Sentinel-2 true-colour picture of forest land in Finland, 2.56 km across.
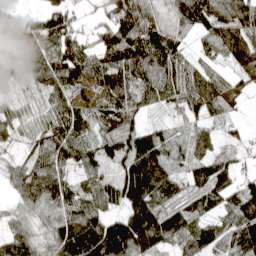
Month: April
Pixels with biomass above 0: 89%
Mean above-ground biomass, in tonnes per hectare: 85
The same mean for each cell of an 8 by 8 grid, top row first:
56 79 24 89 109 68 111 104
99 108 89 133 135 62 37 65
65 116 109 125 89 72 79 28
56 73 77 118 53 29 68 11
39 111 89 73 88 40 79 26
72 127 48 56 166 59 106 51
45 88 109 55 158 90 71 127
88 80 150 207 159 90 82 102
